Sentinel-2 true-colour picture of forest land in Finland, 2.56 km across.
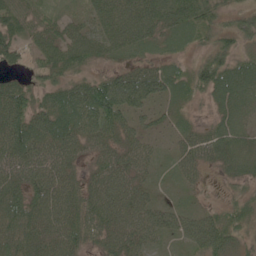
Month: June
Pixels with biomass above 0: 93%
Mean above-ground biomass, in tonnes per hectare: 56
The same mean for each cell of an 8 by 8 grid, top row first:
59 30 27 75 87 87 56 35
52 59 72 57 46 34 40 42
34 48 46 74 86 49 76 83
82 78 93 96 46 23 20 56
86 76 54 47 37 28 64 54
68 70 36 71 36 23 14 42
85 71 66 74 59 39 31 53
86 59 56 55 47 32 95 48
